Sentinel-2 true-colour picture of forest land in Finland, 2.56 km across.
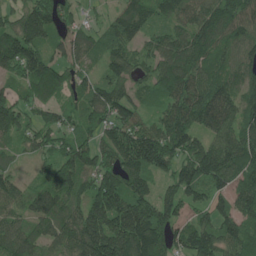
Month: June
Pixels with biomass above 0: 92%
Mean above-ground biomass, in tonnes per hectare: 127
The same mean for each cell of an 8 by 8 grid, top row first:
90 149 60 61 113 107 140 150
164 124 152 94 68 127 146 107
78 155 90 109 71 175 127 107
128 81 85 132 81 148 172 123
66 90 113 131 193 154 111 141
66 93 136 126 119 127 155 116
81 133 124 217 181 112 115 110
128 111 215 278 235 136 163 116
